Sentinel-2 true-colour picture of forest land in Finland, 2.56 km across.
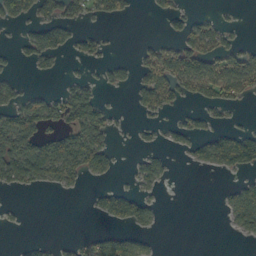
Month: October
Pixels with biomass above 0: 36%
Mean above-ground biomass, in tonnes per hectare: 33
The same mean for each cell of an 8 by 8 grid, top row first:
46 40 35 39 1 31 16 4
15 71 27 4 15 44 67 33
16 7 23 24 41 66 71 77
62 60 97 19 19 16 26 7
94 69 94 22 11 18 57 77
69 58 49 19 36 2 3 22
4 0 0 51 39 0 0 78
2 9 18 64 21 0 0 7
